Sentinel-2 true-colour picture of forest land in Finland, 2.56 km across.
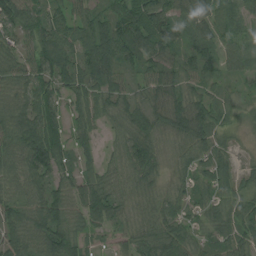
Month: August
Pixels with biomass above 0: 91%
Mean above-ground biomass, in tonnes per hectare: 60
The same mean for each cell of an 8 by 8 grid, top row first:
80 60 48 49 76 47 55 58
49 82 68 85 58 45 36 49
58 67 74 57 40 55 48 18
71 78 52 47 64 85 78 40
73 107 39 28 84 49 61 13
64 66 56 48 77 44 64 45
65 89 68 70 55 52 56 67
62 82 60 30 69 86 40 65
